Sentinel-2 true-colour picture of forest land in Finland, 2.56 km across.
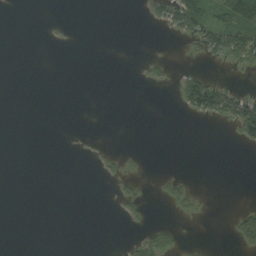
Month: September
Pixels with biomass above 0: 13%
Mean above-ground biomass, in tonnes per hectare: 10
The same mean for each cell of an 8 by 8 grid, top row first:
0 0 0 0 7 64 68 77
0 1 0 0 0 0 38 66
0 0 0 0 8 16 31 2
0 0 0 0 0 5 51 74
0 0 1 1 0 0 0 16
0 0 0 6 4 6 0 0
0 0 0 2 13 10 2 12
0 0 0 0 30 16 0 32
